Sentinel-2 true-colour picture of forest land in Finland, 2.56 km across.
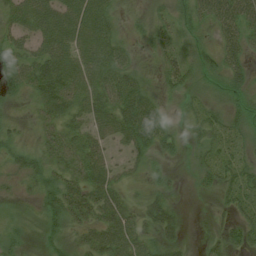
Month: July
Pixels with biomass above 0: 84%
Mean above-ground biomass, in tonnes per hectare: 38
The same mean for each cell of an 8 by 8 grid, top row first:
42 71 83 29 11 27 44 61
38 56 72 52 11 25 23 52
47 74 67 55 24 36 28 41
12 43 44 60 73 12 30 39
28 38 46 33 48 25 35 32
26 38 47 39 18 7 31 46
8 39 56 50 32 19 5 42
21 21 29 63 37 25 13 37
